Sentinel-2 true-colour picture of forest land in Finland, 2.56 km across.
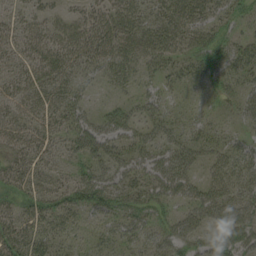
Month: August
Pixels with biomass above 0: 77%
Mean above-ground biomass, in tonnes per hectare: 33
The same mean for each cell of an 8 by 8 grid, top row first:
19 24 30 35 30 44 32 23
24 35 38 37 38 34 41 27
29 32 24 19 15 19 24 25
25 32 35 34 29 12 11 29
27 27 48 40 39 36 28 25
32 23 38 44 45 68 31 35
29 42 36 44 47 28 52 57
45 29 13 23 28 40 30 51
